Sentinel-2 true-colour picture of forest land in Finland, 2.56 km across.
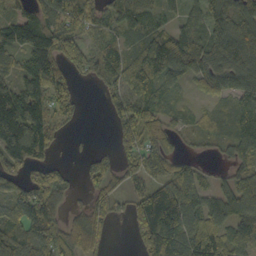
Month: October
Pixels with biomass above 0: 80%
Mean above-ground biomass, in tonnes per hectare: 78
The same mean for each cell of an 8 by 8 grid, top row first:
58 99 94 59 80 39 73 87
81 100 40 27 87 132 113 120
76 94 19 57 86 52 71 100
145 87 26 58 75 32 26 89
142 88 4 26 85 30 18 74
69 82 28 78 99 110 29 73
71 122 35 69 133 158 82 87
125 143 91 20 103 136 139 89
